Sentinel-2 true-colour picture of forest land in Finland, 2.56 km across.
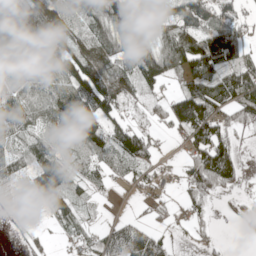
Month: May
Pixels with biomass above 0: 75%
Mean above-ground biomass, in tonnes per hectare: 58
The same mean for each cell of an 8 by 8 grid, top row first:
32 85 77 112 39 63 64 46
73 105 73 85 87 115 117 93
76 75 124 81 79 34 97 84
74 68 89 58 18 82 104 72
46 49 35 63 78 9 126 29
35 80 32 36 28 13 124 46
4 24 31 1 19 30 30 19
4 12 32 86 98 14 21 3
